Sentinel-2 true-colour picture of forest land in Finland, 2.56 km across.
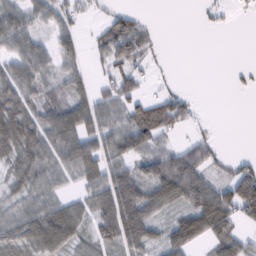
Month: February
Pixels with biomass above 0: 66%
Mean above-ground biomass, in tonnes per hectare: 52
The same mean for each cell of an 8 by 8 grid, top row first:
62 50 31 41 18 0 12 5
56 43 36 82 57 0 0 0
79 50 40 50 25 7 0 9
88 63 74 60 85 71 2 0
96 75 100 60 77 30 33 0
51 55 55 76 81 119 55 70
45 65 21 87 105 48 104 91
59 99 46 45 85 84 64 52
